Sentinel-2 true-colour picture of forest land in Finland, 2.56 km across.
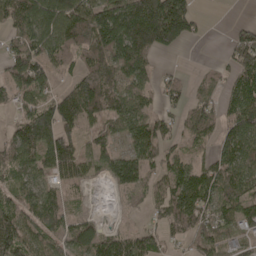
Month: April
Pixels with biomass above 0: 76%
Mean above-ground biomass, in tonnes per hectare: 75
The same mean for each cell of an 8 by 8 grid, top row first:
104 117 135 120 192 170 7 2
73 94 82 129 153 62 1 95
80 55 74 87 54 30 29 78
37 87 122 80 61 36 65 92
88 122 65 44 92 40 40 98
63 57 53 59 58 90 75 89
81 92 14 3 29 113 72 79
126 73 83 77 83 30 72 38
